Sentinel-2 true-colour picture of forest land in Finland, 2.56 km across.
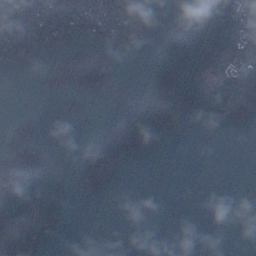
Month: December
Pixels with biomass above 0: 42%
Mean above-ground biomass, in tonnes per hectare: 56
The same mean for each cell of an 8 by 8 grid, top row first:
82 89 106 88 14 39 186 85
97 30 34 24 17 199 132 128
3 15 76 34 19 204 95 106
6 1 9 26 207 127 88 73
45 7 30 132 89 6 0 0
130 130 41 43 0 0 0 0
143 117 3 0 0 0 0 46
154 35 0 0 0 0 0 0
